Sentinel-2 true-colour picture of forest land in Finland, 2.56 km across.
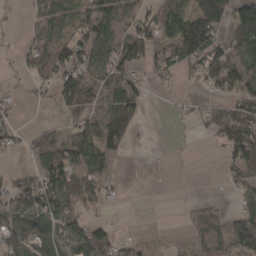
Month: March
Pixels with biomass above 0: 61%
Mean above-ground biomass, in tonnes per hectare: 55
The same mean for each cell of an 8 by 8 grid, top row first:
4 68 68 73 56 78 152 105
19 102 73 69 87 96 93 82
11 55 107 67 26 18 76 96
18 7 70 98 31 6 33 53
24 59 83 79 2 2 4 101
47 97 79 29 7 1 1 53
89 107 45 8 0 3 34 30
90 65 100 65 22 15 66 131
